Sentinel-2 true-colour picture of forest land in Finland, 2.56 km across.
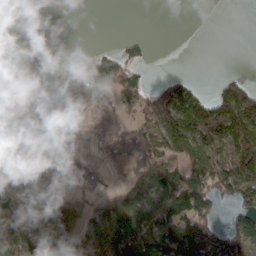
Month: March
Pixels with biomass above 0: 51%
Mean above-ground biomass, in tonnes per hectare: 58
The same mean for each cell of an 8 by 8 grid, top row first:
3 2 1 0 0 0 0 0
0 0 0 17 31 0 0 0
61 48 113 85 34 44 3 31
20 48 54 13 75 151 139 122
50 57 10 31 103 106 90 89
58 6 76 11 125 88 106 123
114 82 78 85 95 100 59 54
108 120 104 116 114 98 94 80
